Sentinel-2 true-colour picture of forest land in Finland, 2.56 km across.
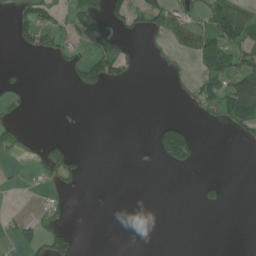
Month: June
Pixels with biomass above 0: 21%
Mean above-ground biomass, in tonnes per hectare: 29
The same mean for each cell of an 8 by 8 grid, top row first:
28 39 55 49 73 65 88 109
22 39 24 77 8 45 131 102
12 0 44 52 2 9 63 115
19 0 2 0 0 0 28 107
35 39 1 0 0 134 0 13
1 33 35 0 0 1 4 0
5 25 0 0 0 0 19 0
33 68 9 0 0 0 0 0
